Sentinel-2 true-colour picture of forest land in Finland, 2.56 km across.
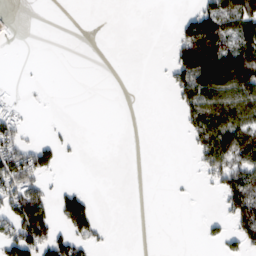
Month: February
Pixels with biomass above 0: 30%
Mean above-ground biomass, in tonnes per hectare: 39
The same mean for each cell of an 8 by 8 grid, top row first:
6 0 0 0 0 17 111 109
1 0 0 0 0 65 166 89
1 1 0 0 0 68 78 121
31 0 0 0 0 24 111 88
75 45 5 0 0 0 109 108
115 33 0 0 0 3 37 98
112 80 110 0 0 0 0 107
112 101 60 5 0 0 15 56
